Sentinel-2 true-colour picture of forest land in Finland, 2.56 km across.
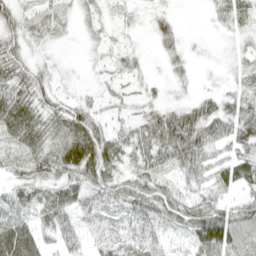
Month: April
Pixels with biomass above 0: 80%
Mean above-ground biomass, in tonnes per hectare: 36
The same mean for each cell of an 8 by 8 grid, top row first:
43 31 22 16 12 14 8 27
41 14 7 20 7 25 5 18
46 29 6 18 19 17 4 26
61 45 50 17 28 40 53 55
35 45 79 52 86 97 67 43
21 40 56 50 56 30 31 40
31 40 31 31 49 43 57 43
73 21 33 35 30 15 78 41
